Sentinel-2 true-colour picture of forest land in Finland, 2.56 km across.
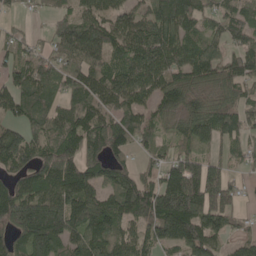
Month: May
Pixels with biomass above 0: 84%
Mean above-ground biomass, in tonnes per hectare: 104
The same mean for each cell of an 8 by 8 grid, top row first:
19 34 79 94 94 177 65 79
66 56 136 109 135 136 89 68
90 112 114 116 122 79 85 100
82 122 121 94 81 76 109 86
123 107 125 126 51 49 59 57
82 153 150 92 68 155 153 28
174 183 141 118 152 222 173 46
82 164 104 120 91 118 106 52
